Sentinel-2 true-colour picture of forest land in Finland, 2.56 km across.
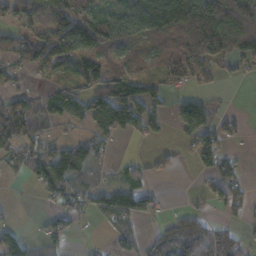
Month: November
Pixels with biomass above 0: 62%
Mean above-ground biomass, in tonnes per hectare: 70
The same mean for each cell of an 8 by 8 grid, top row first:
72 64 97 54 92 144 180 172
63 127 113 80 46 83 149 92
21 19 94 132 63 34 37 24
125 66 76 183 105 56 83 10
106 68 77 27 15 19 93 15
17 137 76 22 38 9 47 41
5 19 59 97 74 19 23 48
71 54 6 34 51 134 126 68
